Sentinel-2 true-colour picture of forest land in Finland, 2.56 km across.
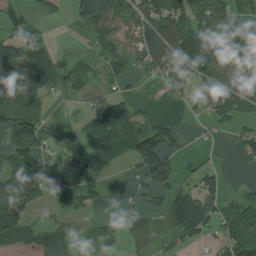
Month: July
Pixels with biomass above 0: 59%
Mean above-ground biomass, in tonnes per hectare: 58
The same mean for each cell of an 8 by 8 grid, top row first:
50 22 89 101 89 127 99 41
90 45 5 61 93 112 104 89
99 68 31 22 16 61 104 69
81 26 16 79 18 2 54 46
94 42 37 85 139 33 8 30
95 74 24 7 93 70 51 2
141 18 18 6 36 87 46 54
79 99 29 35 47 30 25 76
